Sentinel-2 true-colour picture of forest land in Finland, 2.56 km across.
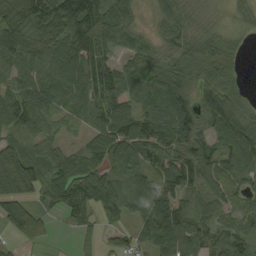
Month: August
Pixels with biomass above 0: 88%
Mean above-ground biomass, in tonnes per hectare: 84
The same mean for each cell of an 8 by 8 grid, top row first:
94 126 156 121 16 49 10 20
117 106 142 67 67 54 88 32
82 83 88 81 97 128 92 44
101 70 51 114 75 121 109 92
72 54 30 107 105 91 83 110
179 74 117 79 95 149 91 68
100 52 119 111 113 130 81 55
42 33 22 39 54 116 69 70
